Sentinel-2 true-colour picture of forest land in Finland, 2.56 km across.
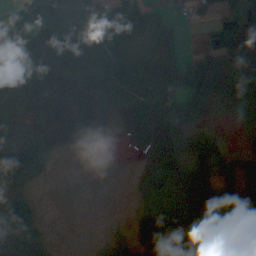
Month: September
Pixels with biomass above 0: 75%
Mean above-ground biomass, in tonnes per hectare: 61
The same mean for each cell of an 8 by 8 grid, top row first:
79 84 69 114 97 19 21 83
77 89 81 80 49 44 54 111
78 81 81 86 56 80 69 81
59 58 55 30 83 89 29 38
87 52 14 1 55 107 61 12
107 14 1 0 48 142 77 55
129 2 1 0 25 92 94 55
109 35 0 18 48 51 122 85
